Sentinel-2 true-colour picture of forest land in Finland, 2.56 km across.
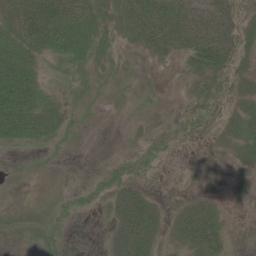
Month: June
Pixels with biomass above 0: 59%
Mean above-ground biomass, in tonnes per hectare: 25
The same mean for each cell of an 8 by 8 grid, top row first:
49 77 53 35 58 55 32 22
53 42 39 21 24 37 53 30
83 14 16 13 6 3 29 23
67 39 8 1 5 4 23 30
21 18 3 0 9 9 9 31
2 2 0 17 11 5 5 13
2 7 13 38 68 18 39 7
3 17 0 35 65 23 59 2
